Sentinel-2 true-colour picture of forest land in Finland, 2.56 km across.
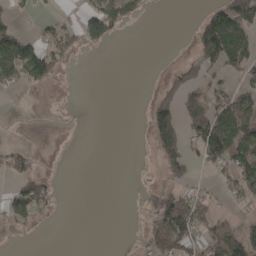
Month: April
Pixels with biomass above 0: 39%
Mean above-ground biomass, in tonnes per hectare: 40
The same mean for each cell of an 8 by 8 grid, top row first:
23 15 30 104 22 0 62 94
114 73 36 8 0 3 110 107
62 70 1 0 1 63 40 33
0 2 0 0 18 88 100 103
16 2 0 0 3 95 148 112
52 26 0 0 1 43 10 99
79 29 0 0 21 100 37 20
3 0 0 0 30 118 63 90
